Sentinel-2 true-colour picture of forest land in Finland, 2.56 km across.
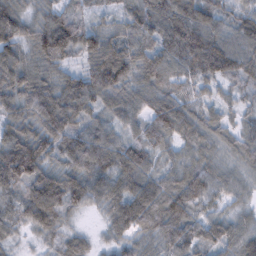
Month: February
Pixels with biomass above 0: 97%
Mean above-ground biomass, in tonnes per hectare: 74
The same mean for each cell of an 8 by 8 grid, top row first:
82 68 40 32 93 104 76 54
79 119 85 90 74 98 123 77
85 66 80 123 77 59 64 55
75 113 81 58 69 95 44 34
115 90 94 72 74 55 60 56
112 89 91 94 75 58 80 39
58 121 46 64 112 97 48 32
21 30 45 31 49 80 66 76
